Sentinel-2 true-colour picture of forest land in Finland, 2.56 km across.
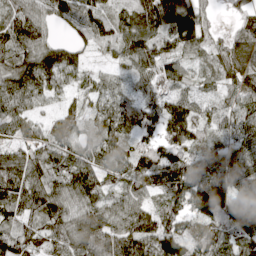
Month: April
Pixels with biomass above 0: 95%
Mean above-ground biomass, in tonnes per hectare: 78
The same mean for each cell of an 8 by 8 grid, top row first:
86 64 79 62 85 181 38 34
109 86 45 53 82 70 53 64
111 87 44 41 51 64 38 58
73 29 50 75 76 82 54 69
60 81 67 79 58 89 66 72
109 96 108 56 98 105 115 92
83 102 89 71 75 66 142 100
74 73 100 95 105 103 98 74
